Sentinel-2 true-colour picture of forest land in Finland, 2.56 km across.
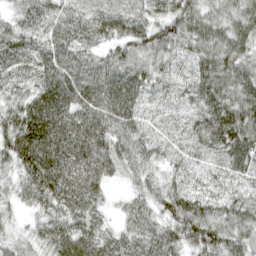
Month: April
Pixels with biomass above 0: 97%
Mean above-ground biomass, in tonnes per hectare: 75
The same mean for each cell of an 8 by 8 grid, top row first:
43 79 90 106 72 74 58 73
79 87 82 53 72 67 75 79
69 95 97 87 74 61 87 86
75 108 92 87 57 51 87 102
103 114 104 80 65 55 78 92
59 119 99 47 45 44 52 68
31 70 88 25 60 83 72 68
37 68 88 59 80 68 89 71
